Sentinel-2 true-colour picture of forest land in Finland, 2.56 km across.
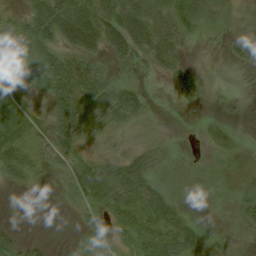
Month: August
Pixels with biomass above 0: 57%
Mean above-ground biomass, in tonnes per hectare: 23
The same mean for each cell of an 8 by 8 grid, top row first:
12 47 42 45 41 43 25 3
34 29 42 32 37 30 0 10
35 33 53 27 4 22 5 0
42 22 61 58 22 0 2 0
44 29 27 8 14 6 13 9
32 11 44 59 49 10 7 3
1 1 14 33 40 34 2 15
20 6 2 13 31 52 8 0
